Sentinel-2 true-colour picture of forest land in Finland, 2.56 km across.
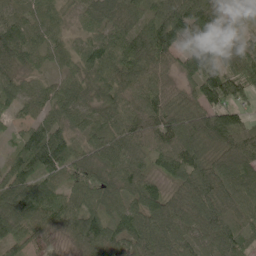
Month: June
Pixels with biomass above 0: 96%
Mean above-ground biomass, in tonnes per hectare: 83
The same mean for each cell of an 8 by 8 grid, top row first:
62 68 55 97 75 143 112 69
125 63 53 77 99 80 122 79
61 40 66 76 77 41 110 95
38 66 79 79 87 90 107 67
41 128 44 83 68 92 97 103
90 79 62 69 68 72 106 89
153 125 72 78 111 98 115 85
61 40 70 98 96 92 83 93
